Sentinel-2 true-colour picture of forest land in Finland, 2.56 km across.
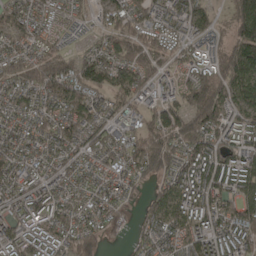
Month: April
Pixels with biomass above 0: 90%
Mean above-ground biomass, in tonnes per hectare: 101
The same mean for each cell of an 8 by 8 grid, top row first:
94 81 58 93 114 95 89 150
57 91 44 115 139 83 72 145
124 200 155 107 89 60 147 140
72 84 95 70 77 126 158 91
94 77 88 89 138 133 144 115
96 88 83 66 67 109 137 124
84 114 82 75 54 97 119 110
122 135 137 20 54 63 115 126
